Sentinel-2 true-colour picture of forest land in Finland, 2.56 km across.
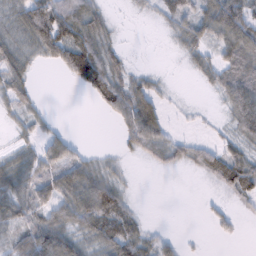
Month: February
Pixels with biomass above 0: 62%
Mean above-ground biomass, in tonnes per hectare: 37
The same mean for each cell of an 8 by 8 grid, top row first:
39 92 70 11 6 38 56 98
36 59 90 26 0 12 34 82
46 0 61 68 23 1 20 81
27 8 0 43 84 4 3 89
15 37 11 1 65 33 19 34
44 44 65 27 0 3 29 83
46 47 85 86 4 0 8 10
40 78 39 60 33 13 3 5
